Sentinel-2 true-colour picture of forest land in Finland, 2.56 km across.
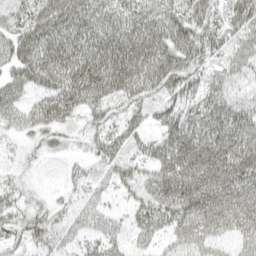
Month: April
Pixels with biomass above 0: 81%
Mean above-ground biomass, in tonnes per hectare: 51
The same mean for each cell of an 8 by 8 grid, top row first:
39 62 69 57 56 53 41 57
53 73 84 94 74 72 54 51
49 60 82 86 66 59 39 34
48 63 46 35 37 50 60 57
14 30 15 57 40 71 68 76
14 2 24 42 43 83 77 70
31 28 32 18 45 66 69 66
37 45 27 42 34 42 49 38
